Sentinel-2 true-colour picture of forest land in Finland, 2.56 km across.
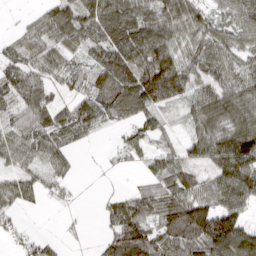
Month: March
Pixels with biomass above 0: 81%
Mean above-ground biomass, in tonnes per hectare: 69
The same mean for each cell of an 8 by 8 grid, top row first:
5 64 98 123 96 94 71 88
42 65 59 98 152 89 84 67
61 51 32 101 164 135 58 73
47 70 72 61 73 23 117 101
67 74 29 8 44 30 97 155
49 36 8 3 24 93 59 161
42 8 3 41 60 102 89 65
23 25 4 67 93 94 126 133
